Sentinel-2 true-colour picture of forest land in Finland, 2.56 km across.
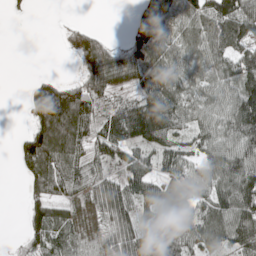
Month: May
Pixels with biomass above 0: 77%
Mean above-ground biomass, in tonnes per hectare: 79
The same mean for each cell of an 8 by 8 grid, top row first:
8 0 1 0 72 84 103 128
0 0 95 74 113 63 101 79
0 64 71 105 90 84 76 103
0 222 149 67 155 115 91 140
33 164 83 96 81 59 81 105
9 128 64 49 85 72 89 123
0 95 43 109 81 114 83 137
11 83 59 82 107 81 80 101
